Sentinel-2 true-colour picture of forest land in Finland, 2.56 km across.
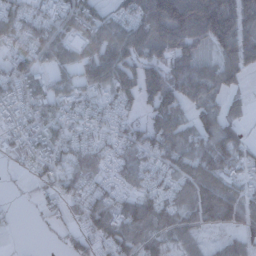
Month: December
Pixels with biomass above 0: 80%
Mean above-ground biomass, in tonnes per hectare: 72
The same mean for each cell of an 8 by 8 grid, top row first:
88 62 111 50 100 157 163 124
65 96 95 105 86 90 41 120
87 64 65 108 92 98 82 42
76 86 75 44 45 91 64 29
65 88 64 54 70 84 78 62
10 57 67 39 55 69 101 61
8 29 55 89 94 65 88 94
0 2 48 92 78 56 21 56
